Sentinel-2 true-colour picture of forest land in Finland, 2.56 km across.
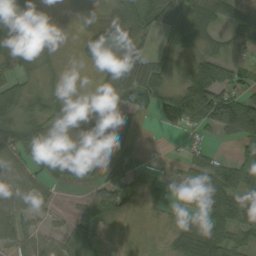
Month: September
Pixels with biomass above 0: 80%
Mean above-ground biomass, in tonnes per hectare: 50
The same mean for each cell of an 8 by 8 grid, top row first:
58 19 33 48 60 74 69 56
46 29 15 60 36 41 31 22
41 22 4 61 92 24 131 54
55 53 18 52 31 102 149 149
72 44 45 72 13 2 23 45
53 39 45 91 39 15 66 69
42 29 28 74 21 17 72 72
35 39 65 11 11 51 108 47
